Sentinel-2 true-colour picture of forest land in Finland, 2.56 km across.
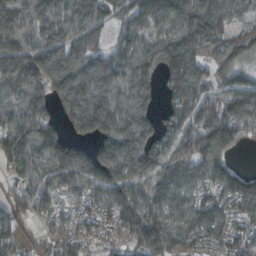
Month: October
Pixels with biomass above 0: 89%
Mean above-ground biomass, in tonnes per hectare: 120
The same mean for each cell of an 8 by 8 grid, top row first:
128 98 116 103 99 130 156 42
129 148 117 81 99 154 123 141
144 166 169 153 162 161 98 88
92 91 178 203 120 104 129 168
159 152 81 184 182 122 200 93
67 99 149 172 119 148 122 100
66 84 52 105 133 76 122 100
71 59 71 59 153 130 88 71
